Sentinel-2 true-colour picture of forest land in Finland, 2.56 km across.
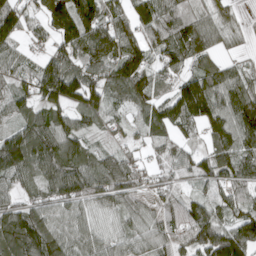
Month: April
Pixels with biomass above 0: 90%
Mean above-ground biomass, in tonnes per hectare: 100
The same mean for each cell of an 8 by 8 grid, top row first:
115 131 177 97 111 113 72 21
57 48 125 181 136 116 83 18
72 158 136 108 127 72 114 82
78 104 92 57 57 116 138 163
160 138 82 34 36 56 78 141
109 105 115 120 62 58 102 110
87 83 75 73 80 83 101 86
138 134 87 70 71 90 171 168
